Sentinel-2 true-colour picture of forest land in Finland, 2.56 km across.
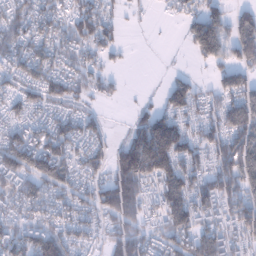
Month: January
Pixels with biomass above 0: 78%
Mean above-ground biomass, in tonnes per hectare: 82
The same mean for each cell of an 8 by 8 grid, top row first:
82 74 81 47 8 22 87 57
74 82 78 47 1 3 105 107
70 86 73 35 1 44 23 78
67 53 58 3 46 96 57 124
115 124 70 45 166 134 89 125
124 117 75 87 152 135 97 135
76 78 95 132 82 145 117 106
109 126 70 60 84 106 113 74
